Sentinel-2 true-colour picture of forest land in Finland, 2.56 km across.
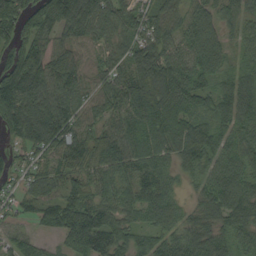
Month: September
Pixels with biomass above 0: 93%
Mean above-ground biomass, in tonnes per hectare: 80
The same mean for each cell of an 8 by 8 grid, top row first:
117 111 152 95 76 59 60 54
80 79 65 63 105 77 80 41
134 99 59 77 108 111 55 62
128 126 75 66 114 117 61 87
49 119 85 66 83 91 86 64
43 71 68 69 78 37 64 77
49 92 109 73 68 53 59 86
56 24 117 117 68 86 88 54
